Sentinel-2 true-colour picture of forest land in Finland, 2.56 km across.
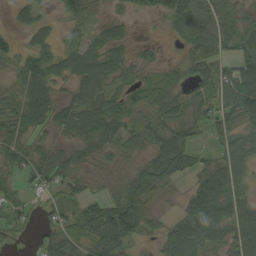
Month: September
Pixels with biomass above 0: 79%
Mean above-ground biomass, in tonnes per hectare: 43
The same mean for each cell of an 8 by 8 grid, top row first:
25 15 47 20 14 60 40 26
27 45 38 47 14 12 72 43
27 58 44 40 21 25 64 85
49 53 55 61 39 43 47 82
44 24 35 40 39 78 19 46
34 53 27 13 57 49 62 49
29 28 52 69 47 11 97 58
11 41 54 73 18 59 48 66
